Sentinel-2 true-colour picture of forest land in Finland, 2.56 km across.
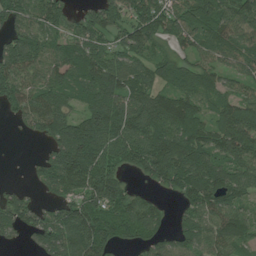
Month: July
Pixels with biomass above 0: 83%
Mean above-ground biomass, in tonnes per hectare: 91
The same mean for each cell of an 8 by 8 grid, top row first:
93 87 45 98 110 95 107 124
111 78 88 69 83 48 76 95
105 85 87 130 84 71 63 61
54 130 77 140 114 128 62 123
1 68 213 112 114 130 114 145
0 86 143 104 48 110 139 82
98 46 99 114 86 29 110 74
26 103 124 71 65 60 78 78
